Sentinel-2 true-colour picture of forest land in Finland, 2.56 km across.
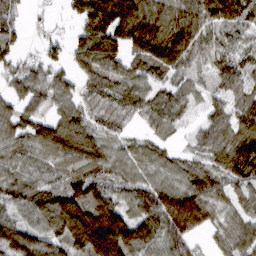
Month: March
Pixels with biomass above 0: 88%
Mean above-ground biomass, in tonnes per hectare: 77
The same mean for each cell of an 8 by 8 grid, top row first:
38 12 89 209 143 92 96 87
40 35 90 130 122 144 45 44
60 61 49 77 64 52 29 75
59 60 49 34 56 67 42 70
55 72 102 46 37 17 69 122
53 38 66 54 51 61 73 96
60 90 133 121 93 145 86 39
122 84 125 208 102 94 24 87
